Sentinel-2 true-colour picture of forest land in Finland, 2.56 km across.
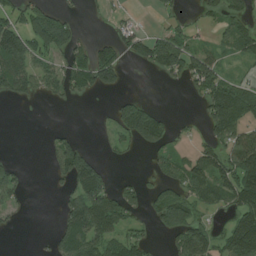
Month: July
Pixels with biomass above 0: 48%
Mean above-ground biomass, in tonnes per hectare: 53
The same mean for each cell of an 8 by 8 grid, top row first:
44 83 12 12 2 22 29 60
105 79 47 53 59 89 37 69
88 60 69 57 0 25 107 37
0 1 0 30 88 3 69 100
0 21 45 20 67 24 48 93
33 14 111 31 16 56 99 111
25 0 103 109 44 132 40 85
0 15 114 77 36 61 70 140
